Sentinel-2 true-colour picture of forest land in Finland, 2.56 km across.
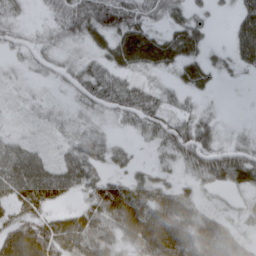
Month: March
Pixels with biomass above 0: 80%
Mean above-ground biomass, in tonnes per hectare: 43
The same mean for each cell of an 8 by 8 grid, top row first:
26 21 73 79 45 34 20 48
21 27 20 54 89 66 25 49
11 14 39 41 21 22 31 8
8 14 23 37 63 32 18 1
32 18 41 25 13 70 61 32
82 78 71 33 24 18 62 65
36 36 28 80 72 73 26 19
78 71 70 55 78 83 91 37
